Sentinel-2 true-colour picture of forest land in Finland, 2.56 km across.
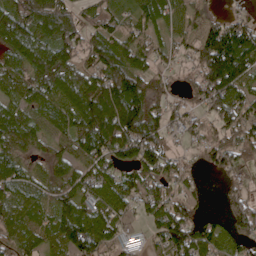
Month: April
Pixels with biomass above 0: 86%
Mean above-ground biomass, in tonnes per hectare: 88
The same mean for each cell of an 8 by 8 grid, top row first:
103 126 57 59 83 63 34 43
106 115 93 94 82 47 146 167
81 105 113 132 99 38 139 130
69 72 130 158 150 57 71 96
88 51 97 131 136 36 68 104
85 67 87 83 99 79 19 46
82 61 109 96 59 87 19 86
84 62 145 77 30 129 107 85
